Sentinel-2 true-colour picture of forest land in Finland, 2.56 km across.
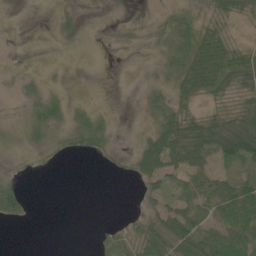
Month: May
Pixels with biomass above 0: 53%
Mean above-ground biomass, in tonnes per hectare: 27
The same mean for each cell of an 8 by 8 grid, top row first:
2 1 8 2 3 15 20 22
1 0 0 6 7 30 51 26
6 6 3 0 4 37 58 39
7 39 15 6 13 43 27 60
17 26 28 17 44 92 106 112
14 1 0 4 42 36 42 46
36 0 0 0 17 45 50 87
0 0 0 28 54 83 80 77
